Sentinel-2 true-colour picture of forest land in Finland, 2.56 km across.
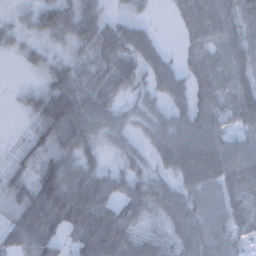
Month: December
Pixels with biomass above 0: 86%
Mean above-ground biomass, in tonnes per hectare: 53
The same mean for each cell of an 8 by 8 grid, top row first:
19 55 74 25 18 23 64 53
21 31 43 73 61 9 42 53
2 36 61 67 39 51 56 54
8 98 85 47 35 37 56 59
12 69 71 26 26 69 67 32
40 106 84 49 41 49 71 51
58 130 123 68 54 54 51 41
59 81 77 124 45 38 55 28
